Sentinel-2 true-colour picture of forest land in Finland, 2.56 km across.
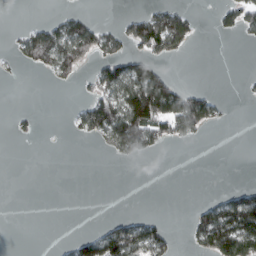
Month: March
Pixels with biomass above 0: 28%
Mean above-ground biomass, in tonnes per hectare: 40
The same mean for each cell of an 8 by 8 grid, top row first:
0 7 33 2 65 85 3 67
24 123 112 52 73 60 0 2
2 12 28 102 142 32 0 4
8 0 39 132 182 146 80 0
2 0 4 67 99 26 2 0
0 0 0 0 0 0 0 0
0 0 0 0 0 0 52 135
0 0 41 107 102 16 106 195
